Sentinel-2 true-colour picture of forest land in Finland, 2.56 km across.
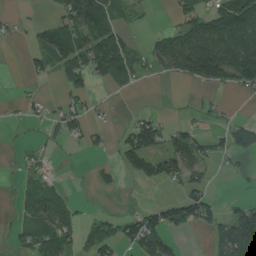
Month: August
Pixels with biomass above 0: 46%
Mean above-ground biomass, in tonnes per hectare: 40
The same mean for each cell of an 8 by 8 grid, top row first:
10 9 89 54 10 31 63 104
4 69 70 93 24 91 102 83
4 20 56 57 15 24 76 65
4 24 47 5 16 2 14 3
6 17 15 16 106 55 34 34
13 28 1 15 51 60 21 7
21 73 11 3 29 59 48 46
21 78 36 59 96 21 20 115
